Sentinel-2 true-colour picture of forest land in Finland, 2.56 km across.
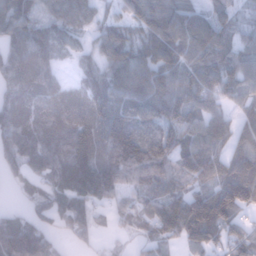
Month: January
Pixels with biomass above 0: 87%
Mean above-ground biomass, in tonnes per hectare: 84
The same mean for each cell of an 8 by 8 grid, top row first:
87 57 86 36 94 102 73 36
74 88 41 99 93 107 108 64
90 86 54 101 119 91 89 105
108 118 135 140 119 106 66 60
90 101 109 125 99 80 83 69
38 75 143 104 91 86 77 131
21 44 57 44 59 91 139 106
150 61 26 15 35 53 81 64
